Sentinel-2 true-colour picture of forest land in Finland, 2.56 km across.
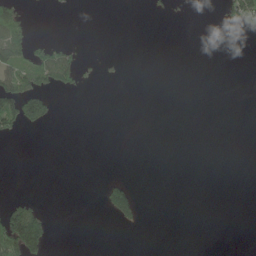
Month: May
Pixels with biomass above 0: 11%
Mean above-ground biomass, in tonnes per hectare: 14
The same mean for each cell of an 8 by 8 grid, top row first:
46 2 0 0 2 5 0 66
54 46 12 0 0 0 0 0
71 66 31 5 0 0 0 0
98 50 0 0 0 0 0 0
3 0 0 0 0 0 0 0
0 0 0 7 0 0 0 0
53 9 0 85 11 0 0 0
125 49 0 0 0 0 0 0
